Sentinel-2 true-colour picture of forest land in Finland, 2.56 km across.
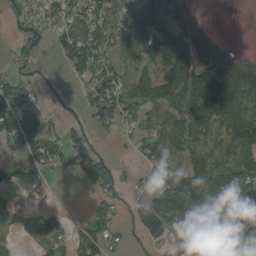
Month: August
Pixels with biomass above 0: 65%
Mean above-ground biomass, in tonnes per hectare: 64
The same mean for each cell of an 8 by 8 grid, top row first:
30 54 77 78 90 73 7 0
26 28 120 79 104 110 87 6
45 5 41 78 69 114 147 132
62 15 15 89 67 63 125 107
49 78 23 9 59 98 103 112
53 21 48 43 47 109 105 80
29 19 2 49 81 115 140 61
30 75 52 49 38 62 44 57
